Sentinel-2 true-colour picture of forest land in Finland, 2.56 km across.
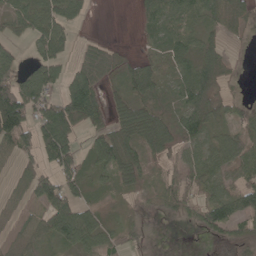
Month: May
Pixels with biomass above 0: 73%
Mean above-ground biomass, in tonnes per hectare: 53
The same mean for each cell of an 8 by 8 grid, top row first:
57 76 30 0 36 65 57 49
27 59 14 12 14 56 52 7
95 69 85 35 76 47 91 10
162 86 140 56 75 57 86 31
69 99 37 97 78 54 47 70
35 59 47 55 62 53 49 55
29 72 52 10 14 42 62 80
42 42 71 37 15 1 16 44
